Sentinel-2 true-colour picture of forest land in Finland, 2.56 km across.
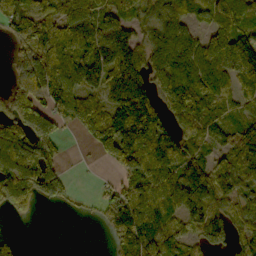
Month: October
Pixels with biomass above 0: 76%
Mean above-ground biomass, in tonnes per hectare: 86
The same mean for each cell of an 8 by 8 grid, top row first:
100 96 113 102 67 92 64 103
63 118 89 156 85 98 79 140
57 117 108 116 107 122 94 106
110 85 120 104 149 83 78 51
97 89 16 121 100 97 61 92
103 123 1 24 96 85 90 76
68 16 12 82 119 109 114 80
17 0 0 43 139 88 88 65
